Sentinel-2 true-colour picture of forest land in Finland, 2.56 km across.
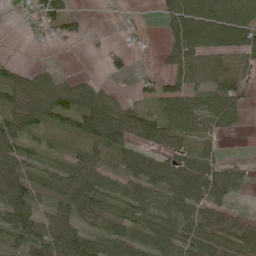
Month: June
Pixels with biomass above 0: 72%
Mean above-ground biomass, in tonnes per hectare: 60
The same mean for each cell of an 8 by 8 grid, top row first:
13 53 22 3 5 88 80 66
1 4 2 15 5 77 71 69
81 70 41 14 18 48 38 51
75 120 135 91 59 101 87 57
78 28 43 82 67 55 25 0
129 66 63 38 71 105 108 65
125 47 80 65 72 72 78 24
50 75 81 83 55 89 80 84
